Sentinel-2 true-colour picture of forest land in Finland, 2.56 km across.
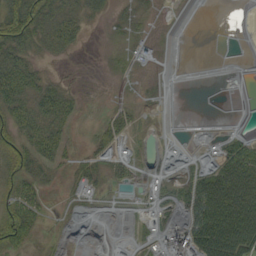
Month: September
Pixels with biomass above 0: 43%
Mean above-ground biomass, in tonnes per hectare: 23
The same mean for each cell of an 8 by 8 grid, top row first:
56 43 32 16 16 0 0 0
44 26 10 6 14 0 0 0
57 18 2 2 2 0 0 0
43 45 10 16 2 0 0 0
32 40 6 26 4 1 3 36
33 12 22 20 8 11 14 64
43 10 5 1 11 27 107 116
45 3 0 7 11 98 100 97
